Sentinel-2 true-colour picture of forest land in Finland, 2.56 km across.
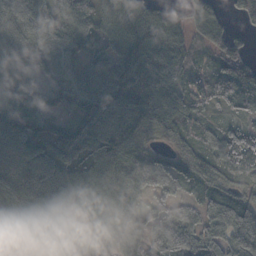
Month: October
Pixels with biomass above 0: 93%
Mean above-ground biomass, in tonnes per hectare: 89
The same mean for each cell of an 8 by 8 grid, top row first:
101 121 88 75 105 41 95 28
93 98 78 81 129 105 55 63
108 60 111 125 133 87 56 110
123 53 86 112 136 94 32 30
103 95 98 112 80 72 56 58
104 105 78 102 88 95 72 83
129 121 86 87 75 58 58 98
79 123 130 98 78 94 76 115
